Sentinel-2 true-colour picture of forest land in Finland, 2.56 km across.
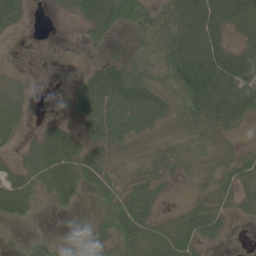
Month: June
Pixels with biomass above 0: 76%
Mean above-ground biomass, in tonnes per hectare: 52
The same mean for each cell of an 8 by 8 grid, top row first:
65 3 57 98 81 93 91 83
5 6 13 15 67 109 97 57
34 4 35 91 79 90 120 105
53 6 46 80 99 56 104 68
23 76 56 68 31 38 37 19
46 72 71 50 39 24 34 60
62 8 10 59 47 19 49 31
4 22 31 52 76 81 24 2
